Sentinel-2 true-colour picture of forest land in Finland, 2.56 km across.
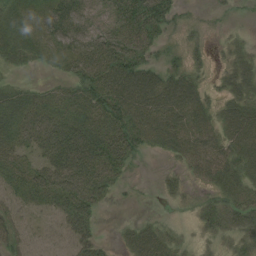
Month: August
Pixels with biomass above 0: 78%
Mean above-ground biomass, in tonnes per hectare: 37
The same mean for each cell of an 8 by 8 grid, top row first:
29 39 42 38 67 27 9 5
30 22 43 55 45 18 15 19
12 8 40 60 63 50 16 31
51 48 51 65 62 59 33 44
46 59 81 69 34 50 42 48
34 55 79 48 3 15 38 37
33 21 66 7 2 10 34 48
37 18 44 7 38 24 22 39
